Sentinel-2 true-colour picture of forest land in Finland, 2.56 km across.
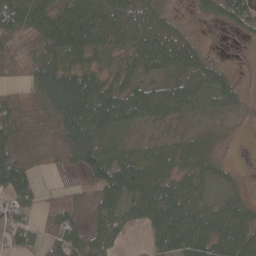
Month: May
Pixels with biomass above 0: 75%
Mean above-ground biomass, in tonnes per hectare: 47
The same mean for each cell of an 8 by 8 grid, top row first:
87 65 75 65 64 12 20 57
25 66 66 43 83 79 10 1
6 76 67 42 42 44 51 12
35 34 97 72 55 43 15 11
55 11 78 20 23 39 23 1
81 2 17 73 67 58 41 8
58 36 36 60 61 69 49 46
53 47 68 47 12 77 77 71
